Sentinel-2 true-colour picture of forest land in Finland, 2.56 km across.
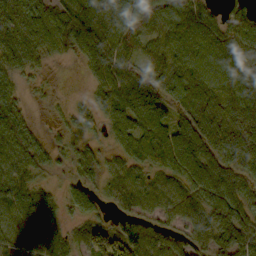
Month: October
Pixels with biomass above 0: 87%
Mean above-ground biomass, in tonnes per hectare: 66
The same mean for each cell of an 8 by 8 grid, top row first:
103 97 100 67 86 77 48 52
97 72 70 90 49 83 88 73
40 12 6 62 53 44 84 88
67 6 30 65 95 48 61 96
88 36 43 29 92 94 74 69
66 24 42 53 55 61 98 68
76 70 43 36 63 68 84 73
74 80 55 94 100 59 66 68
